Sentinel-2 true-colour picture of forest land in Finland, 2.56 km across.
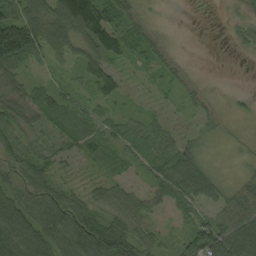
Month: September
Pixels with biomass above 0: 80%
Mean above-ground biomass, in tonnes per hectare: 52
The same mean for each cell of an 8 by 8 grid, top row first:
62 18 115 74 24 0 1 13
175 18 16 70 56 8 0 14
53 23 33 68 15 28 4 0
66 78 39 27 20 8 25 9
53 40 55 43 54 47 18 7
61 71 15 24 27 105 65 16
117 115 75 58 54 35 36 74
132 103 149 169 51 37 126 118
